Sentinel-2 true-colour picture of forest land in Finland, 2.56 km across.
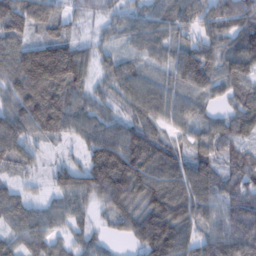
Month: February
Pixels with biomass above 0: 92%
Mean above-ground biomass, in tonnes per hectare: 89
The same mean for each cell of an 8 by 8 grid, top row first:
133 90 34 32 33 81 82 124
91 153 49 39 61 74 87 109
134 225 59 63 65 77 110 91
104 165 80 53 73 66 42 82
96 38 52 133 142 57 83 72
45 37 97 230 145 110 105 90
81 46 56 85 113 130 78 108
64 76 54 27 130 146 79 108
